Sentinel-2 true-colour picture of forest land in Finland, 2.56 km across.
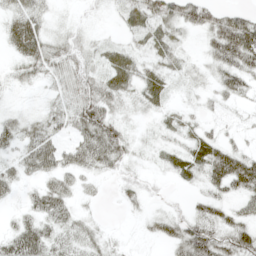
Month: May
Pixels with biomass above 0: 72%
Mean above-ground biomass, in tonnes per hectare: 27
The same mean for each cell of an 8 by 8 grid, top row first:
32 15 5 8 45 53 44 35
30 35 24 17 19 21 25 82
17 24 42 35 30 12 19 38
14 24 49 35 14 11 10 8
28 41 39 58 11 16 34 14
24 31 25 16 11 19 36 63
10 41 14 3 14 9 27 25
44 36 26 9 7 41 64 42
